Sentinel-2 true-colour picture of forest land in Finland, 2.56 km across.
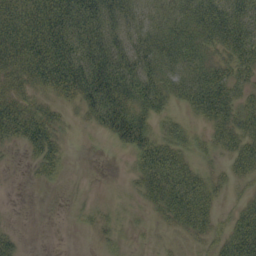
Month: September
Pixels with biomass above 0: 70%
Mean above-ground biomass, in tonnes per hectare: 43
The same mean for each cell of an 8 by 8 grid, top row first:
67 87 82 62 35 46 65 60
80 95 73 62 50 59 38 60
50 75 92 93 71 44 61 41
68 39 28 88 59 20 53 53
30 60 1 21 68 42 21 49
0 21 0 0 55 69 29 27
0 0 6 5 16 64 41 26
19 0 0 14 3 5 25 64
